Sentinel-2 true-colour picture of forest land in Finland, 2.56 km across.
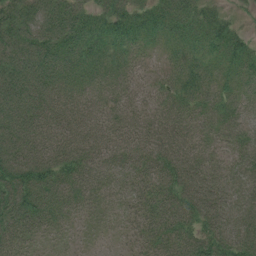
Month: July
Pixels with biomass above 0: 96%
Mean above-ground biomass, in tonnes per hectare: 55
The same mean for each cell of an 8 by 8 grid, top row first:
71 83 61 68 55 66 54 21
92 87 66 47 27 34 46 51
97 76 46 40 28 47 46 42
90 65 52 46 44 50 49 42
83 68 59 48 55 64 37 47
96 77 59 40 51 73 63 46
91 62 35 25 47 64 70 56
54 21 13 10 40 57 69 69
